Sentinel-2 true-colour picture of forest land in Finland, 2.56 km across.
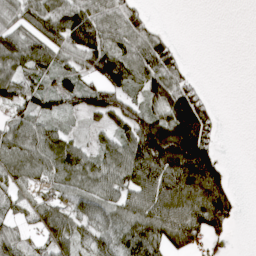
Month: April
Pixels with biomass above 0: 70%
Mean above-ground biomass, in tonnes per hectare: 67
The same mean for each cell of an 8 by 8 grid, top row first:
69 110 101 75 40 0 0 0
111 88 106 83 77 30 0 0
114 51 60 113 64 70 6 0
50 64 66 103 75 102 48 0
89 92 48 60 162 149 80 0
51 55 77 81 129 133 149 0
40 59 66 66 94 128 142 25
63 58 56 60 90 76 63 0
